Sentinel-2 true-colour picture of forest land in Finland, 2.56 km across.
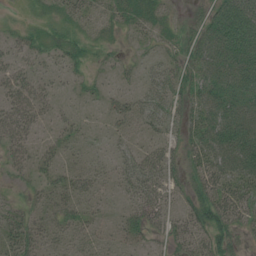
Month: July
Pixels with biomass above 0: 75%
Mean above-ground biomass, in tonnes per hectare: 38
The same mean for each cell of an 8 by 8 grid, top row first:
11 25 28 29 39 13 48 106
23 33 35 21 17 29 78 106
31 18 19 16 27 42 72 94
42 22 11 29 42 39 70 68
36 19 20 16 24 28 71 101
19 28 35 24 52 31 51 72
25 30 34 13 50 27 63 49
41 31 29 18 25 34 51 21
